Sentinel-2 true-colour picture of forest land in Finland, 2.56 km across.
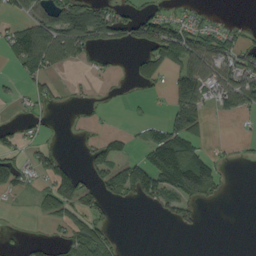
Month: September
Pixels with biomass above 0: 41%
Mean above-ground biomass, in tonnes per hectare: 39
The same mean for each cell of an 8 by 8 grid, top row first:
21 68 112 68 62 36 10 1
67 102 77 23 50 114 89 55
14 27 5 9 23 37 61 92
8 13 5 3 5 82 32 38
27 16 8 29 34 101 16 4
44 37 40 65 98 148 102 0
3 36 44 16 12 55 6 0
6 23 68 27 0 0 0 0
